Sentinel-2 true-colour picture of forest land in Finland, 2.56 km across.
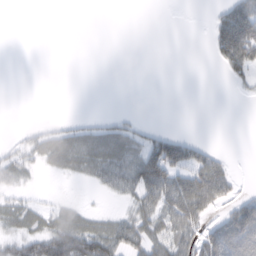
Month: February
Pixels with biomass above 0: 36%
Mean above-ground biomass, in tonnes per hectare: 26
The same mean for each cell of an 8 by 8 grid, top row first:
0 0 0 0 0 0 6 76
0 0 0 0 0 0 11 104
0 0 0 0 0 0 0 17
0 0 0 4 1 0 0 0
8 32 46 53 46 76 17 0
26 6 17 43 93 75 87 8
28 18 17 5 48 84 51 44
38 66 87 65 57 64 69 80
